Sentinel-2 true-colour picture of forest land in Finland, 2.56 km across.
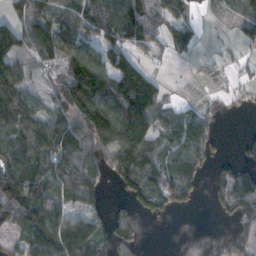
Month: November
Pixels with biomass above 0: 67%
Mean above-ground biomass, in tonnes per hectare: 75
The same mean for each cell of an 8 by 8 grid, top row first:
72 102 94 115 71 55 11 54
101 98 112 103 52 53 7 28
85 46 116 148 96 2 15 24
109 75 145 139 81 55 35 10
102 109 132 137 99 96 57 13
123 110 94 57 121 111 27 78
123 118 65 27 40 39 9 65
39 138 179 97 19 0 17 47
